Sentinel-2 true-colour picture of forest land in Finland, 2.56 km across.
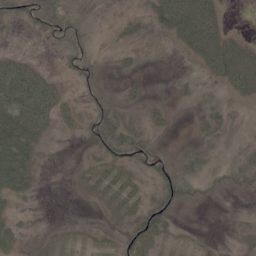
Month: June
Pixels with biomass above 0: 53%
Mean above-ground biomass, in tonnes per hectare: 23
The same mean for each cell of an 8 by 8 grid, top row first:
32 50 16 3 16 68 54 0
4 7 35 7 6 11 57 34
70 29 23 4 6 13 14 49
63 51 20 34 12 6 26 4
54 7 5 50 34 15 15 10
53 1 14 43 21 48 28 42
9 0 1 21 33 42 13 1
22 5 7 9 38 9 5 5
